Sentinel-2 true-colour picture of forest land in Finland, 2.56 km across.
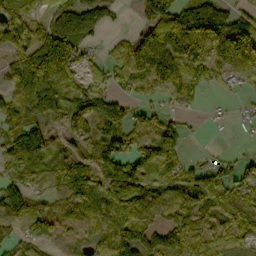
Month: October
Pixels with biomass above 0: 79%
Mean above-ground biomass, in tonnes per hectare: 79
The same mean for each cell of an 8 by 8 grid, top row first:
85 68 131 31 55 122 139 74
80 138 60 23 92 59 92 164
90 151 57 60 96 110 55 38
99 90 103 42 47 44 8 12
97 71 61 111 63 74 2 5
66 62 100 116 115 93 71 59
104 36 70 129 105 90 82 124
56 58 42 132 116 87 71 77
